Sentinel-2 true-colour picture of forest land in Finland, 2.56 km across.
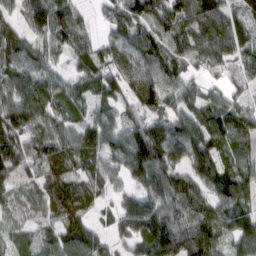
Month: March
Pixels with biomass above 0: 90%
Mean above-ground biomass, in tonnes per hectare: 92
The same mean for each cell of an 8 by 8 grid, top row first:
48 120 39 60 112 118 147 85
84 66 62 90 102 82 122 92
86 81 67 110 118 83 49 62
140 112 55 62 83 77 86 76
136 114 102 80 160 114 98 93
109 113 72 75 120 117 112 93
67 91 86 44 58 107 113 84
56 64 143 54 84 104 150 111
